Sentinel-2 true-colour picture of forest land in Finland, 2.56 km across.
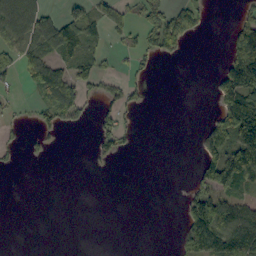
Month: September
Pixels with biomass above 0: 33%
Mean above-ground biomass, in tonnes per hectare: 46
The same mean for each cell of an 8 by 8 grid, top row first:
112 47 53 47 40 99 31 24
68 67 62 12 43 42 0 141
29 116 66 23 18 0 6 162
10 62 64 40 12 0 7 188
15 16 0 44 0 0 77 135
2 0 0 1 0 0 80 152
0 0 0 0 0 2 161 95
0 0 0 0 0 23 214 205
